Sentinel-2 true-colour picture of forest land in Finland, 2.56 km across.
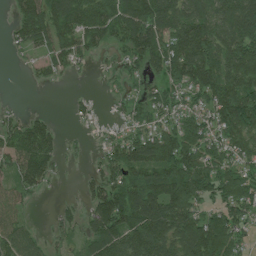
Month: July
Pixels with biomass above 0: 78%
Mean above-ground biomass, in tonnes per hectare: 88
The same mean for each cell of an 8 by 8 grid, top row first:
61 130 162 140 150 114 107 138
32 85 102 54 139 119 136 149
0 34 6 21 49 84 127 151
19 14 20 16 60 64 76 172
104 113 11 56 121 124 84 88
69 76 21 78 114 145 117 88
60 3 37 165 161 142 58 90
91 35 41 135 165 122 153 60
